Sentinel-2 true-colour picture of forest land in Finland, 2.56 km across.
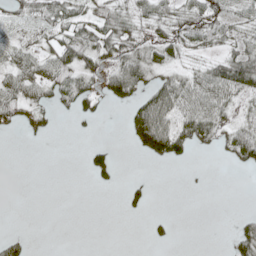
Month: May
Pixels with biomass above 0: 46%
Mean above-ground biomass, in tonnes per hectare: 28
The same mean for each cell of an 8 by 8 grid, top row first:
24 51 37 57 33 39 53 35
37 38 63 47 38 35 23 39
39 51 50 51 47 47 66 88
48 27 27 3 73 72 71 20
0 3 1 13 48 69 24 72
0 0 1 21 3 0 1 1
0 0 0 0 14 0 0 1
26 0 0 0 4 9 0 49
